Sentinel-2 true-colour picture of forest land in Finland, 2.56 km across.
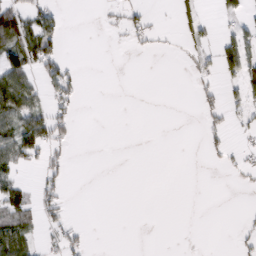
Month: February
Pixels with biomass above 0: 25%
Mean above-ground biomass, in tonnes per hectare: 21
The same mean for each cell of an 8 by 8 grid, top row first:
50 44 0 7 21 27 7 28
83 76 0 1 11 4 26 69
80 41 13 0 0 0 17 53
92 49 7 0 0 0 27 24
85 63 1 0 0 0 14 12
32 25 0 0 0 0 0 12
56 27 0 0 0 0 0 2
88 18 19 0 0 0 0 12
